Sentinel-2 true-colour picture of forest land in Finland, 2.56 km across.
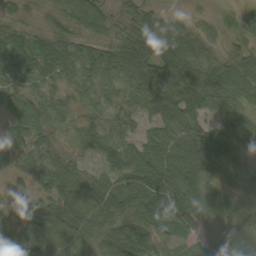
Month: September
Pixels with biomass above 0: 92%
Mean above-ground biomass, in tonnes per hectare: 63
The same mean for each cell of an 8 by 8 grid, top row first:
31 31 71 45 56 25 14 32
52 46 43 45 82 93 50 40
41 38 51 55 78 126 103 79
24 52 35 47 56 107 60 79
35 48 36 76 61 90 112 72
24 78 54 64 88 87 69 28
33 63 98 83 91 115 70 62
68 71 70 90 92 46 66 98
